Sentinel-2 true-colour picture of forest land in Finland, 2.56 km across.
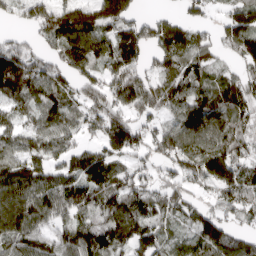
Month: April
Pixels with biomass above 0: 84%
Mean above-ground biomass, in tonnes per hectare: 108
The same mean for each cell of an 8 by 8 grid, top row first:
64 162 159 158 52 46 44 147
104 86 157 116 94 135 92 136
182 129 97 99 92 98 84 86
69 108 86 125 87 83 139 103
105 121 76 138 94 136 123 116
138 109 130 118 81 101 150 119
124 106 90 109 96 89 71 99
109 98 116 118 127 52 129 78
